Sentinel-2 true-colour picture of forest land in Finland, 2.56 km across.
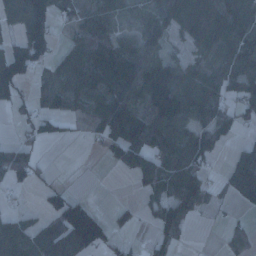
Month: January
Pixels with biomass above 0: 63%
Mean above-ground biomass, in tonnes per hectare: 56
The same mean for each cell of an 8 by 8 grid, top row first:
71 99 35 65 36 77 99 95
69 84 57 78 50 14 50 84
106 22 71 97 75 76 62 60
25 56 23 85 57 99 77 61
44 25 5 67 79 64 100 24
68 12 1 2 58 87 40 87
15 16 102 13 19 86 23 22
80 98 99 41 8 38 0 31
